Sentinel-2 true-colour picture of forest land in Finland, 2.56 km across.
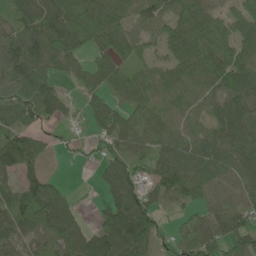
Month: June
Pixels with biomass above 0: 82%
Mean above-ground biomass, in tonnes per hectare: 68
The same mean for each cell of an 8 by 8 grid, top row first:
86 106 115 80 52 78 77 61
79 107 62 77 48 74 103 72
72 62 45 71 43 66 78 82
69 57 27 65 63 58 66 93
126 31 19 53 50 66 81 97
76 54 1 74 47 89 80 85
82 95 17 89 94 28 52 62
54 47 64 104 99 32 64 70
